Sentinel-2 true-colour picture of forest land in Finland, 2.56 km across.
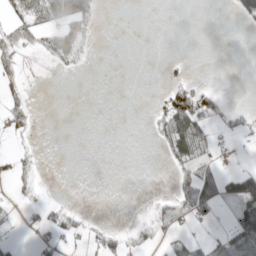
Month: April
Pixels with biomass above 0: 25%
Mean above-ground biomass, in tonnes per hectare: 19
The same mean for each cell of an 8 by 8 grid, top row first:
22 50 67 0 0 0 0 36
52 32 36 0 0 0 0 0
25 0 0 0 0 14 3 0
41 0 0 0 1 95 41 17
5 0 0 0 1 65 32 4
28 1 0 0 0 33 67 49
5 17 7 0 2 40 50 44
8 15 14 34 27 21 21 65
